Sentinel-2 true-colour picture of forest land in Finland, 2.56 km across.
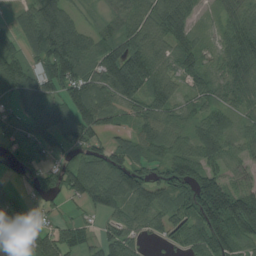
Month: August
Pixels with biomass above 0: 85%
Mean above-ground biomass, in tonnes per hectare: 86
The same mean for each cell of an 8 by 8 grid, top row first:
37 143 36 36 103 109 17 78
45 136 126 94 120 88 29 108
103 111 119 147 135 66 72 82
57 129 125 79 80 72 72 54
74 111 81 56 100 75 111 50
37 56 120 122 84 104 103 41
59 24 34 84 96 104 180 172
29 92 64 79 37 48 127 112
